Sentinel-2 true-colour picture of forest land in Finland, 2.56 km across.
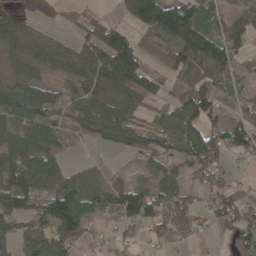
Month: May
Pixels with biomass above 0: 73%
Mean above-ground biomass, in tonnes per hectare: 65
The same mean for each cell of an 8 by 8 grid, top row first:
28 5 18 14 116 149 78 36
68 64 57 140 68 126 118 49
69 55 63 74 106 52 62 41
72 67 62 59 40 88 92 66
77 71 18 43 100 58 103 78
106 103 34 27 35 50 63 10
74 100 95 59 123 85 37 84
33 74 55 27 30 26 12 69
